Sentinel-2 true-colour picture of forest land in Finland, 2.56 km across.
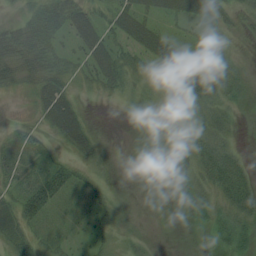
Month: August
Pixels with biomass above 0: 77%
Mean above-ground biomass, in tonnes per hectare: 25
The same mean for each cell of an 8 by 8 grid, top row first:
14 51 43 36 40 29 34 19
64 51 31 37 41 37 24 8
34 45 18 44 28 47 49 23
3 52 30 0 11 18 36 11
19 14 43 3 7 25 43 13
19 39 21 7 3 5 39 40
33 35 9 16 2 2 27 44
34 16 9 18 9 0 5 25
